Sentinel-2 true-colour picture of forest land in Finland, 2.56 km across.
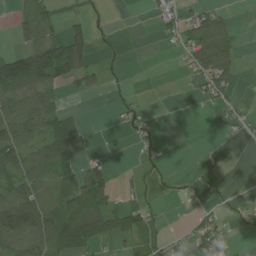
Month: July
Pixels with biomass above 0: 45%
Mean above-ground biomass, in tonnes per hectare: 41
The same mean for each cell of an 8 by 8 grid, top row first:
21 39 19 6 4 35 70 3
30 118 96 10 0 23 127 31
143 90 52 6 0 2 79 26
79 72 14 7 24 0 5 22
81 82 62 1 30 0 2 3
59 54 69 34 17 8 18 0
109 64 91 64 49 2 28 20
76 82 84 38 48 15 95 6
